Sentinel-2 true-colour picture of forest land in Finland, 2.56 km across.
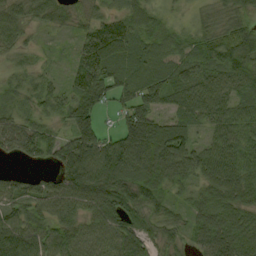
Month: September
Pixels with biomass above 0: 88%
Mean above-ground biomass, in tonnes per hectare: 62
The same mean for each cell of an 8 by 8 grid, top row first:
62 58 44 50 58 16 40 62
45 13 59 112 59 48 69 114
37 33 87 81 67 67 73 84
44 50 87 27 56 57 64 32
81 69 107 75 80 46 19 20
36 30 115 107 81 62 38 25
73 88 75 85 79 40 60 71
69 90 83 74 66 39 58 69
